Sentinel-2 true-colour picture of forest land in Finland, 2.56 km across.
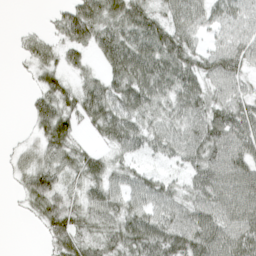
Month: April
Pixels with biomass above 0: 81%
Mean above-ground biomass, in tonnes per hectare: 47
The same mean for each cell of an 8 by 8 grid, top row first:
0 10 72 58 58 51 44 48
10 33 42 66 72 72 31 55
2 34 26 48 74 70 49 43
0 56 53 64 53 47 55 62
8 46 26 40 40 53 71 67
17 58 47 43 38 21 68 75
5 66 52 55 56 52 62 74
0 28 55 49 74 66 76 70
